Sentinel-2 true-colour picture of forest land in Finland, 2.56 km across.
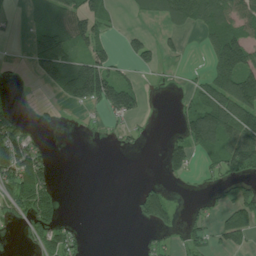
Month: July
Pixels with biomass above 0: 42%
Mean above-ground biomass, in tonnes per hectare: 52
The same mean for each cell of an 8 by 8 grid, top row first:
11 71 118 24 39 101 94 93
1 153 59 37 52 20 38 136
0 80 207 102 10 5 57 137
28 7 16 73 26 19 121 145
108 11 2 9 9 48 95 126
126 59 0 0 1 24 18 54
55 78 0 0 56 19 16 78
10 59 30 0 12 19 39 59
